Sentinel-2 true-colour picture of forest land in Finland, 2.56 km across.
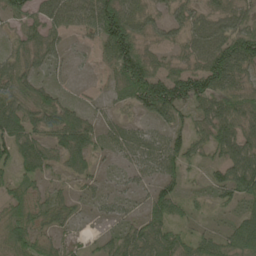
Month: June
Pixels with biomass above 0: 86%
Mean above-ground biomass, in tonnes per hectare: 61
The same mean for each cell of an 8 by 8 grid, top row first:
59 73 72 118 61 46 62 69
52 67 11 115 65 39 94 120
83 30 4 43 131 102 108 61
88 85 43 21 56 76 77 88
89 65 93 43 63 65 77 97
46 36 41 11 35 57 29 102
60 58 23 28 33 48 20 43
73 42 20 45 89 64 47 72
